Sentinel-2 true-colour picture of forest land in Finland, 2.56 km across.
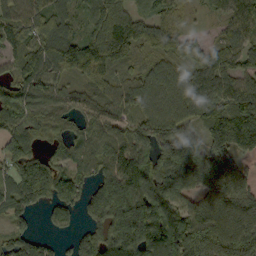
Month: September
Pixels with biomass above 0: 89%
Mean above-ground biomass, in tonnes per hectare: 122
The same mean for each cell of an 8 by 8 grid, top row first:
88 110 51 132 77 53 29 146
86 145 148 185 94 126 112 116
89 101 64 72 111 113 111 100
121 81 94 95 99 111 128 172
118 62 77 119 131 202 106 153
149 186 99 154 195 190 144 116
90 84 97 192 193 161 142 169
96 42 81 164 211 194 154 182
